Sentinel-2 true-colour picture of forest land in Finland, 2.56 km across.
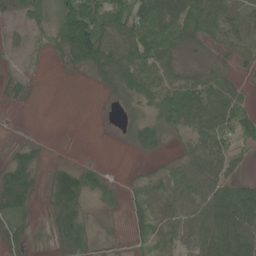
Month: June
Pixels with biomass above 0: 68%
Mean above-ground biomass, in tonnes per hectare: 48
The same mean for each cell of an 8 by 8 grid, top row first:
25 31 170 100 93 96 93 47
10 31 162 79 91 52 26 42
21 1 6 56 104 64 57 21
3 0 0 4 37 119 81 57
16 6 1 1 67 17 67 35
73 26 64 13 18 38 74 35
61 23 47 13 22 38 80 118
28 13 43 4 24 36 85 83
